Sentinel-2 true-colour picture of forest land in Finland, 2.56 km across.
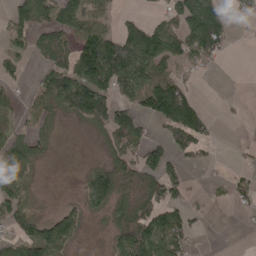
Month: April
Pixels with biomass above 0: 54%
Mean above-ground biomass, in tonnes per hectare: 67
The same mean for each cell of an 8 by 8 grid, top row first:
63 77 94 38 24 80 155 29
37 116 121 174 151 98 120 1
38 82 155 177 122 69 6 0
40 61 118 125 69 158 32 7
76 28 0 52 61 78 40 7
80 1 16 109 80 69 6 20
80 5 41 62 82 81 16 15
65 123 21 46 174 112 1 0
